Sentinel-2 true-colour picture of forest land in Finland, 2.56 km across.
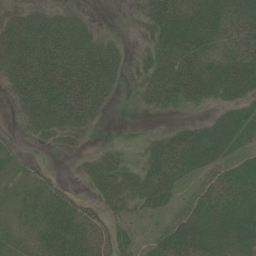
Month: July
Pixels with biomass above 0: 77%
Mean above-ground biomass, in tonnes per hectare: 33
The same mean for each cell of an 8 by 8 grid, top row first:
34 33 16 0 21 45 44 35
71 58 42 27 14 46 36 35
48 69 55 32 28 53 43 49
18 53 46 5 11 13 11 33
9 12 14 11 20 51 53 30
15 12 10 42 43 42 31 37
17 35 25 26 26 24 52 46
22 34 36 40 17 55 52 43
